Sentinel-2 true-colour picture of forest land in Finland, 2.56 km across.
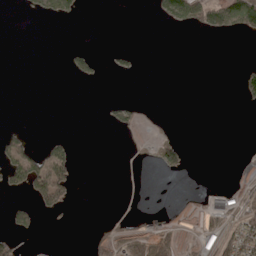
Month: May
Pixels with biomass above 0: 17%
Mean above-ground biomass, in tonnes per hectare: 20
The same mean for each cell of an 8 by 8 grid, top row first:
0 32 10 0 0 63 87 128
0 0 7 7 0 0 0 0
0 0 10 2 0 0 0 18
0 0 0 16 5 0 0 1
42 21 1 0 4 29 0 0
53 114 5 0 0 7 0 17
38 43 0 2 4 19 52 46
27 1 0 83 94 55 49 79
